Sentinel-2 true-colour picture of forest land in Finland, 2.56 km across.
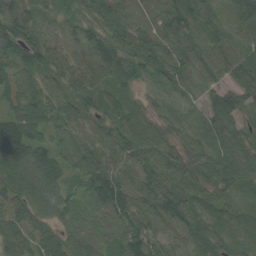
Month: August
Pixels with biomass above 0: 96%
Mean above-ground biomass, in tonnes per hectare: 60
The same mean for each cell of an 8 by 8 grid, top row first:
93 36 61 73 25 67 49 54
82 71 49 98 69 54 60 61
55 55 65 62 41 55 35 75
56 65 67 55 35 32 54 73
102 40 51 66 60 49 57 58
74 74 40 77 64 62 69 72
60 56 44 84 73 82 63 56
70 57 60 40 76 36 59 48
